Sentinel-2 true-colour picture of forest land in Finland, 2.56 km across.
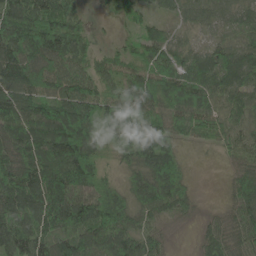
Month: May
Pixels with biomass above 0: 92%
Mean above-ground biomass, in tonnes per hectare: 88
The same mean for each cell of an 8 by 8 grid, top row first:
108 114 54 28 43 45 61 58
121 127 69 31 64 60 59 82
116 91 97 79 110 97 95 100
115 121 142 103 84 79 83 46
112 150 159 75 112 63 45 58
141 150 134 45 86 98 0 67
129 168 148 125 77 70 12 88
117 115 96 112 81 6 57 74
